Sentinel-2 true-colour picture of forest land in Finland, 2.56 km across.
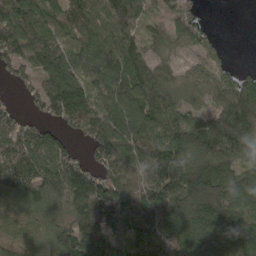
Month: April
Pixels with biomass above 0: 87%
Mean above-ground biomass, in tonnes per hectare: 104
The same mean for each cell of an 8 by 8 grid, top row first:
165 98 131 148 82 81 12 0
137 131 130 132 68 51 39 0
47 115 106 140 112 54 63 74
37 72 147 139 143 95 59 141
107 89 32 134 140 107 139 133
125 125 125 89 101 140 184 106
66 88 125 104 117 128 175 103
50 94 149 82 116 130 164 129
